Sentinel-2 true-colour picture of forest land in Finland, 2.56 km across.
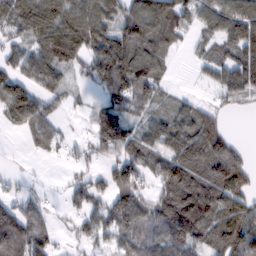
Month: February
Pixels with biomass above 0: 75%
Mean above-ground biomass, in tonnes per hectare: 68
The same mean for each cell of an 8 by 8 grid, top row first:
82 117 100 67 112 90 62 90
44 114 98 119 114 39 41 81
65 70 21 114 101 10 11 76
80 45 14 85 53 62 42 12
1 41 18 81 73 87 107 21
12 3 25 69 48 102 92 83
64 23 43 86 76 137 116 88
108 61 33 43 76 95 74 113
